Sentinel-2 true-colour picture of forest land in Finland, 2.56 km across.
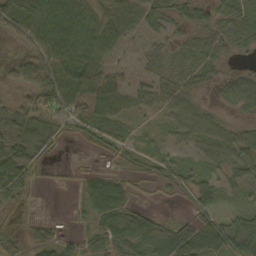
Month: October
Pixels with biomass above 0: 76%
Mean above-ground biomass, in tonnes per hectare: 42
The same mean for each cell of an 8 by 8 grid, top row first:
86 81 67 61 54 39 34 42
21 78 76 46 31 32 45 28
39 90 94 57 36 46 26 36
54 60 46 53 25 43 23 23
58 38 12 37 19 23 43 45
79 6 14 30 18 41 30 35
18 0 18 79 14 2 36 18
23 24 24 50 64 92 80 61
